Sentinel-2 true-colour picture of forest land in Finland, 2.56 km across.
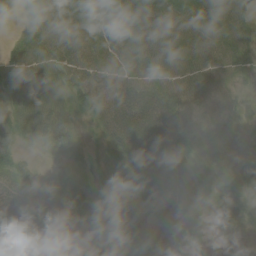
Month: June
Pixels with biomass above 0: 84%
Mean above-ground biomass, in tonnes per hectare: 42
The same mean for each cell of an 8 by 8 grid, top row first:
5 54 53 54 57 49 47 38
26 56 62 50 51 49 50 45
43 63 54 57 52 46 46 16
43 69 28 71 75 60 55 29
29 33 22 44 81 55 28 6
53 14 6 25 68 56 14 30
59 57 26 12 25 67 27 39
67 60 34 26 24 20 13 6
